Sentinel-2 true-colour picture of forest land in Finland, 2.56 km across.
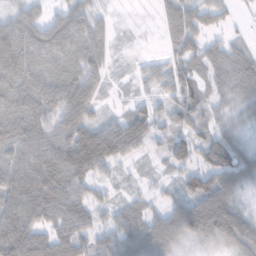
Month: January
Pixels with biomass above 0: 83%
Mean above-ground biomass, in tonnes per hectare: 54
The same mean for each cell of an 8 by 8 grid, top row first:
55 39 62 12 0 62 49 9
114 98 80 25 2 41 44 29
98 80 80 16 26 58 39 65
92 66 79 13 39 49 38 33
76 73 86 84 36 55 55 41
71 90 62 21 12 26 65 58
80 68 55 31 33 43 101 42
86 59 51 45 70 47 47 68
